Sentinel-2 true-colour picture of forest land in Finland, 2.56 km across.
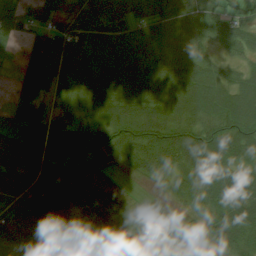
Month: July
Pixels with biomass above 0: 92%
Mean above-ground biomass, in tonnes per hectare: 56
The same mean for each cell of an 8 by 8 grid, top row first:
54 51 71 98 70 53 44 35
17 76 72 54 54 37 25 40
24 60 58 72 76 75 64 47
47 25 44 66 64 56 61 83
96 92 75 60 66 75 72 62
103 76 61 15 32 46 68 43
74 87 60 51 21 19 50 60
47 37 30 41 53 76 45 44
